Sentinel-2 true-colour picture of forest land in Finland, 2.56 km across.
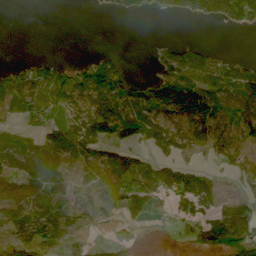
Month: June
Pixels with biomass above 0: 58%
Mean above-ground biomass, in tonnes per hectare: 48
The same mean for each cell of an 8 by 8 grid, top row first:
0 0 0 15 18 37 70 91
0 0 0 6 1 63 33 0
54 78 56 92 25 107 93 104
26 36 39 86 56 80 102 76
49 69 85 60 37 39 58 51
66 96 34 76 68 92 32 44
39 48 39 30 57 38 46 60
38 34 19 22 2 5 91 110
